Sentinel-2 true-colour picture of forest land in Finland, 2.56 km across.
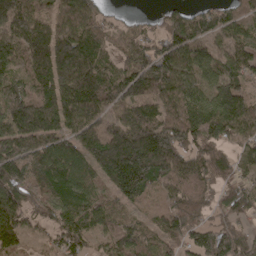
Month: April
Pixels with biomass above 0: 90%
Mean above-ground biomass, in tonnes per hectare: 116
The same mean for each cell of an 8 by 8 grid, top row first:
161 116 157 28 20 77 84 76
129 176 173 75 93 131 84 108
92 139 185 115 163 132 84 91
147 147 167 86 108 131 156 154
159 129 125 184 201 130 112 81
156 148 113 147 182 122 114 74
138 95 132 80 38 101 71 116
110 51 89 89 81 76 118 96
